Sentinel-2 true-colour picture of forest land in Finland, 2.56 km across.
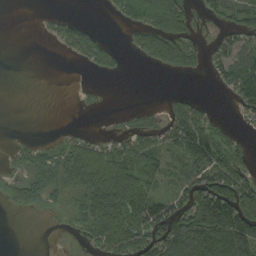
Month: September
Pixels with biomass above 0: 50%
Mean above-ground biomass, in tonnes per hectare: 50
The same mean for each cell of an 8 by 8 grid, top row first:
0 10 6 20 110 106 20 43
0 5 62 27 59 91 16 62
0 0 1 5 0 2 10 90
0 0 3 1 16 46 30 32
13 16 51 46 52 74 108 32
24 50 82 135 106 46 110 88
20 18 41 111 136 70 146 144
0 0 12 108 102 111 120 129
